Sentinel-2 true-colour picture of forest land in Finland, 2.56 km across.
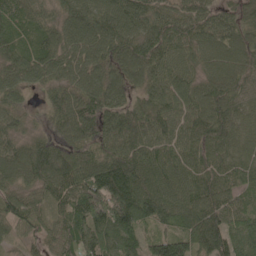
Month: May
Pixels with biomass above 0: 97%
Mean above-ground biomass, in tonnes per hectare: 89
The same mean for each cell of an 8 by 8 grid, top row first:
79 51 92 96 93 101 79 68
69 71 95 120 108 84 68 77
75 67 91 102 82 93 76 86
58 57 121 99 96 89 108 58
67 88 97 95 103 84 102 54
79 110 113 161 113 103 87 67
78 51 107 174 125 105 104 68
26 50 115 126 63 93 120 71
